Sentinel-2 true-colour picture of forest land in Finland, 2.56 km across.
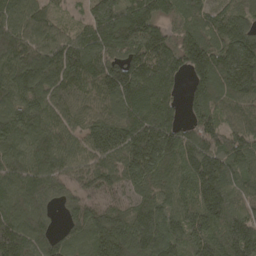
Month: April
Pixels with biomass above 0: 95%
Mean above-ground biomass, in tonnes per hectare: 179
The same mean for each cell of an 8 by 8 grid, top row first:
161 110 62 230 200 139 148 129
187 171 200 201 209 193 202 235
159 188 188 225 238 142 199 246
153 179 121 129 244 113 181 162
141 183 149 253 267 217 199 151
176 175 120 151 200 157 259 149
196 115 147 133 154 159 236 130
227 143 135 262 204 175 222 206
